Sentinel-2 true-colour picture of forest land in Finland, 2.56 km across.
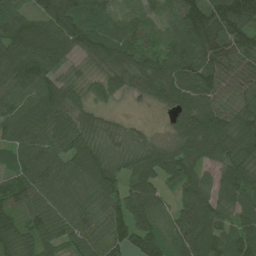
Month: July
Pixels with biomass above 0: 95%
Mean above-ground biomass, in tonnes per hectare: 89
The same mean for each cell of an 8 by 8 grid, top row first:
90 108 109 68 55 77 112 145
141 127 75 103 70 97 108 89
131 88 26 64 73 123 95 64
106 117 59 15 8 67 104 83
101 102 93 43 42 63 135 93
72 116 93 96 113 118 62 113
75 76 76 87 126 73 118 87
99 63 81 101 99 79 116 100
